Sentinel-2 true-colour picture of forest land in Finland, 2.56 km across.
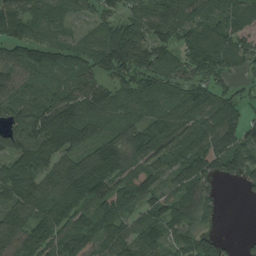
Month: August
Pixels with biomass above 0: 89%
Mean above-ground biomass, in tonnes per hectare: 100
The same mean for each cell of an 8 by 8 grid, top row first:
136 81 55 69 97 110 90 103
86 106 93 147 120 92 133 99
100 65 91 84 87 72 103 43
96 133 121 96 85 97 123 82
94 142 126 104 110 122 151 121
115 97 133 102 108 101 110 85
118 111 100 126 96 122 71 0
103 113 108 120 106 94 72 13
